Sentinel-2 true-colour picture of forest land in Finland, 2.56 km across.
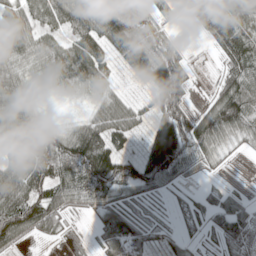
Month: May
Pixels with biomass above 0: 79%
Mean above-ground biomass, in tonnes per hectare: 70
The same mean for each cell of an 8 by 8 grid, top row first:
85 84 120 131 65 23 76 70
109 72 89 75 90 48 17 99
90 57 91 37 49 124 5 104
104 11 17 87 33 119 63 114
78 113 127 82 43 150 94 30
111 114 106 144 106 74 26 1
122 104 32 62 20 11 36 49
64 21 1 71 46 21 13 52
